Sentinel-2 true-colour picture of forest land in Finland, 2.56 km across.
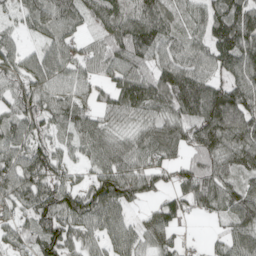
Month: April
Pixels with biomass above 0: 89%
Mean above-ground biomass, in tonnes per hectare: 80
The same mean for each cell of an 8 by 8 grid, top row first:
34 81 70 114 100 54 76 113
62 67 40 77 92 67 82 125
68 97 71 63 87 124 82 105
79 76 83 61 73 88 139 140
81 56 55 87 77 83 102 112
98 90 29 105 93 56 99 86
70 94 105 104 24 59 66 108
64 98 66 80 52 50 17 74
